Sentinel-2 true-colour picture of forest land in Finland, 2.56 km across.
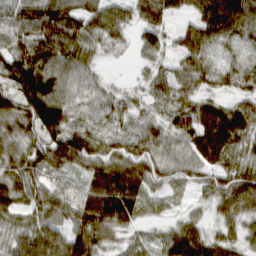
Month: March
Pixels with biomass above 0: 91%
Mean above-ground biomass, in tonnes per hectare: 61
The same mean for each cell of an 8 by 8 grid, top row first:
74 104 82 72 71 44 105 102
66 84 69 29 45 40 52 31
81 96 60 13 29 59 41 50
83 121 60 50 36 56 54 62
54 90 97 57 69 49 79 57
66 44 36 92 73 42 47 69
53 57 55 116 40 12 26 72
53 85 77 31 29 75 61 44
